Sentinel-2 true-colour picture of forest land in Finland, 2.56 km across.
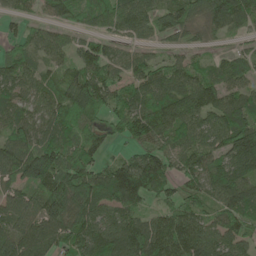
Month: May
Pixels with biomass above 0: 87%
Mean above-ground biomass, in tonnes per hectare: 93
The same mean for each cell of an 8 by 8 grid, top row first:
42 42 66 99 79 88 93 128
46 80 62 53 40 32 26 27
84 68 93 86 100 84 86 73
77 87 95 77 115 119 116 124
107 108 90 34 88 85 91 160
95 157 144 113 154 75 121 128
97 129 122 94 62 86 68 110
124 101 108 127 156 143 104 80
